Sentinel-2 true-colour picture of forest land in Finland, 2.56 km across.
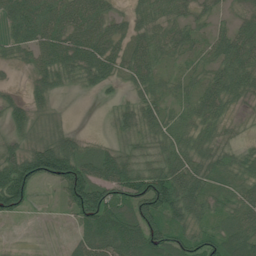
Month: July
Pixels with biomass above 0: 81%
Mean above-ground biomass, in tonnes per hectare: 52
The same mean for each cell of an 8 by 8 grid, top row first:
66 74 69 40 41 42 24 29
39 75 78 53 56 44 34 73
2 46 34 35 45 24 44 64
35 18 0 19 54 22 50 11
39 54 33 24 38 49 46 22
113 91 105 85 93 80 55 39
66 5 99 110 115 84 41 44
5 6 46 95 123 75 62 77
